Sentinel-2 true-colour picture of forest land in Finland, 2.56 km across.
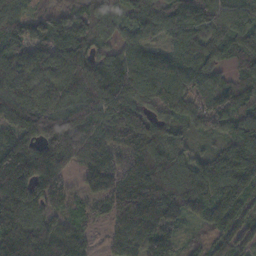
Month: November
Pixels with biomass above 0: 93%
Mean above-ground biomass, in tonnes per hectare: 109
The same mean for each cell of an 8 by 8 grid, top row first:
99 71 64 70 104 123 123 152
117 107 94 63 96 101 114 119
107 121 148 146 150 136 103 70
134 172 159 133 85 97 112 112
105 149 137 112 139 86 26 129
175 147 52 117 139 159 124 155
135 79 57 83 101 120 59 77
122 104 90 33 125 69 57 91
